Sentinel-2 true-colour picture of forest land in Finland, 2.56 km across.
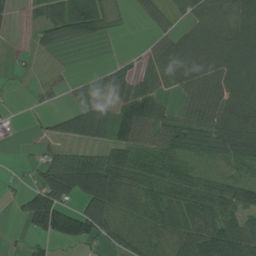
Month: August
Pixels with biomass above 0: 68%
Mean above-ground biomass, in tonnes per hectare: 53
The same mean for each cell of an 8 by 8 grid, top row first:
11 60 72 23 19 31 59 78
4 27 10 0 13 57 70 94
6 15 19 44 42 48 67 70
5 17 65 59 89 28 55 79
8 23 36 62 69 67 58 80
5 76 125 113 90 75 32 37
13 137 61 91 69 68 81 85
4 39 75 43 65 66 91 89
